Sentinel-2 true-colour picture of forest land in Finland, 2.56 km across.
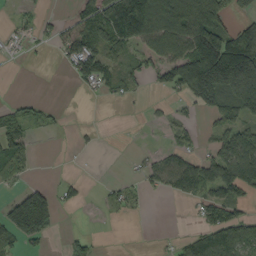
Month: September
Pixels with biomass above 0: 46%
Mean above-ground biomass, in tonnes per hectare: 60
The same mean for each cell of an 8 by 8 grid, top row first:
12 15 50 118 194 166 175 36
15 13 115 73 62 100 181 184
0 0 51 62 36 98 195 206
45 21 0 0 6 19 44 73
79 0 8 0 2 31 24 127
40 1 8 3 31 106 101 140
138 163 15 22 6 1 63 44
82 43 17 0 0 15 68 77
